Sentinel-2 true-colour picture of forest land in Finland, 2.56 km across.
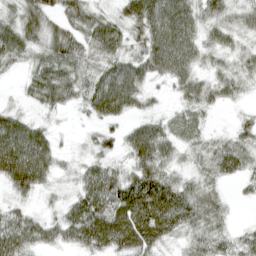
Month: April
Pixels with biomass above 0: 87%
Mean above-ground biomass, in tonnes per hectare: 51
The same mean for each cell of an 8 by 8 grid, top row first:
42 47 45 30 78 89 41 35
58 53 50 56 53 91 37 30
9 81 52 80 51 52 37 41
29 28 18 67 30 22 27 13
98 55 10 30 86 44 35 48
93 48 39 56 80 36 40 41
34 14 72 84 109 98 60 6
79 47 61 83 82 31 57 37
